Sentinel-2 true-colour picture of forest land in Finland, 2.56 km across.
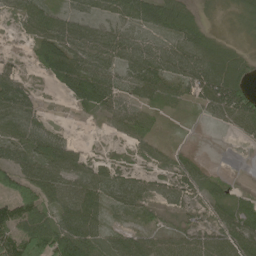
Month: May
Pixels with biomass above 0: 73%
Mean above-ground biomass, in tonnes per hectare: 43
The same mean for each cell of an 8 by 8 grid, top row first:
30 53 33 34 63 66 7 20
3 67 65 61 47 45 51 12
35 28 93 49 78 49 75 57
66 6 18 41 31 3 28 83
44 60 16 7 28 6 0 8
57 72 55 39 27 49 22 1
71 52 84 27 28 28 34 35
79 95 93 39 47 39 47 67
